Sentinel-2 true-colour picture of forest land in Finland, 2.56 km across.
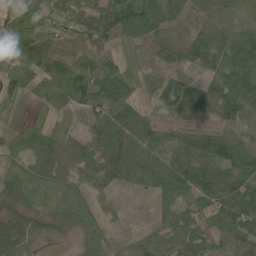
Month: June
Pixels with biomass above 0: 91%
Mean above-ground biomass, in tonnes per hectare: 82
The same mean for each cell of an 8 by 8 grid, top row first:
83 72 87 127 139 67 61 62
115 107 81 59 61 77 127 137
87 91 141 157 66 89 94 121
25 45 70 109 47 82 82 93
79 104 63 95 73 67 123 110
102 111 71 78 63 81 79 103
61 71 79 31 26 90 66 105
80 27 36 44 55 85 85 78
